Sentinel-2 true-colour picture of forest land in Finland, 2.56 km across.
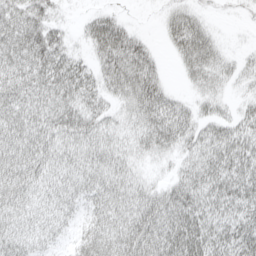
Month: April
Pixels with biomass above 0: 84%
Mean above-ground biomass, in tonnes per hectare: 41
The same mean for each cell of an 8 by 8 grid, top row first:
60 39 9 30 1 34 14 8
58 61 15 75 40 31 44 8
50 49 48 51 65 6 32 21
52 48 54 28 57 50 25 28
53 47 47 45 37 41 44 56
50 36 38 44 24 28 53 64
39 29 27 46 59 63 47 49
39 21 28 40 67 63 59 64
